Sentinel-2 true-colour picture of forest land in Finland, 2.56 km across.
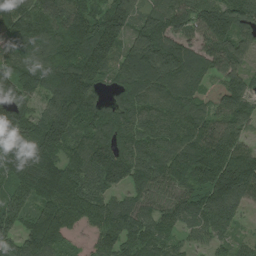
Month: July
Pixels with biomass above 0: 93%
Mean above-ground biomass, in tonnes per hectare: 132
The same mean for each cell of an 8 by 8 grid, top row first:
160 127 125 170 102 153 154 145
102 161 172 134 190 154 129 111
147 145 186 79 147 163 110 98
141 123 169 103 132 130 105 113
152 177 119 162 129 118 153 104
129 154 133 157 120 110 149 236
126 147 155 120 85 105 175 120
101 166 32 122 122 65 70 44
